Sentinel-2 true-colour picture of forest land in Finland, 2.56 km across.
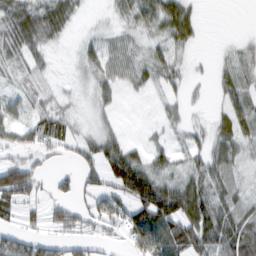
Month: February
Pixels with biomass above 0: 71%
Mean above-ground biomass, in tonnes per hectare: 36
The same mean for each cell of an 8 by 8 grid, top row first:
57 65 16 14 45 64 0 0
47 26 16 27 24 31 1 16
19 23 11 29 27 22 8 41
27 46 12 14 5 15 11 50
31 46 29 36 17 18 34 43
110 23 40 56 63 32 44 24
39 33 36 49 79 75 60 43
46 31 34 16 75 80 66 80
